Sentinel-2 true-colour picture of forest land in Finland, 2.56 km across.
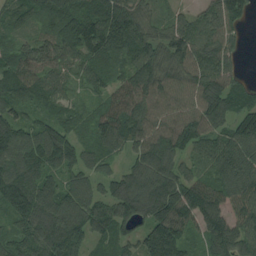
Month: August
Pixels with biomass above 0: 92%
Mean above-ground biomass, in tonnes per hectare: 116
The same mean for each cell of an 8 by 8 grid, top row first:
49 75 110 148 87 54 89 93
78 134 123 150 126 132 117 47
129 101 56 87 146 114 155 62
81 72 53 153 131 130 163 102
148 159 90 93 149 156 98 122
164 93 91 84 145 122 89 121
145 146 131 108 129 172 163 140
86 176 111 88 125 163 109 139
